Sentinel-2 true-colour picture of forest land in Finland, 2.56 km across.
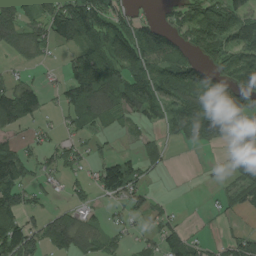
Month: August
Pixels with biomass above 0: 59%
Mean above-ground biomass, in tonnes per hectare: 64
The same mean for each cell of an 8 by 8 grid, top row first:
93 77 151 107 29 50 110 82
56 42 87 112 120 82 83 95
52 10 113 104 95 113 103 114
128 24 73 62 69 75 167 153
45 29 28 8 21 16 50 34
108 29 22 101 34 1 7 42
74 29 38 22 32 7 5 31
115 77 84 26 20 45 20 38
